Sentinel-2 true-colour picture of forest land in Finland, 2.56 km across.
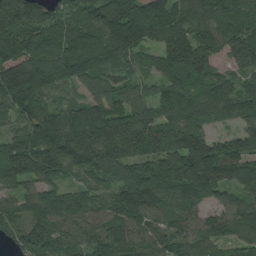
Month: August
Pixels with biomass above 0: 95%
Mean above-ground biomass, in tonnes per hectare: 136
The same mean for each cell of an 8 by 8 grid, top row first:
164 113 121 159 191 141 120 125
160 169 173 172 116 183 142 172
164 133 101 89 57 109 110 101
106 122 128 168 115 146 128 138
122 183 190 187 151 137 142 120
125 115 89 109 165 188 181 135
96 164 133 132 175 118 94 121
76 144 113 147 115 120 138 120
